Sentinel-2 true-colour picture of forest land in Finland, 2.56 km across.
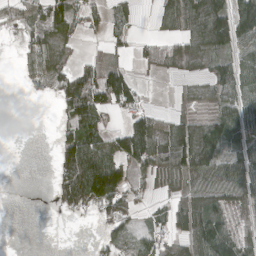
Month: April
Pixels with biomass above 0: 58%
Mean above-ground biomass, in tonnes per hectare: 53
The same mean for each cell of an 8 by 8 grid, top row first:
40 78 42 41 3 80 123 113
14 64 12 23 26 31 74 59
6 51 104 106 10 12 45 77
0 0 119 41 48 22 35 82
0 0 127 69 110 137 125 54
0 14 178 168 41 65 77 71
0 6 58 61 14 38 85 30
0 0 0 40 41 35 97 52
